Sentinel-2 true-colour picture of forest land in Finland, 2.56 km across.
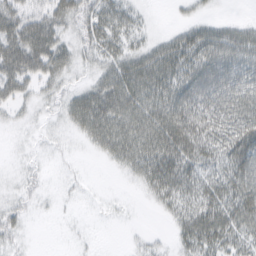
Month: March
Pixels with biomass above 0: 65%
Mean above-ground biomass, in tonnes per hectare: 25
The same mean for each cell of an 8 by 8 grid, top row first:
31 31 33 33 9 4 8 4
41 43 24 29 20 35 38 35
33 24 9 39 45 39 41 37
10 7 36 52 43 41 42 41
1 4 6 43 42 50 39 46
4 6 4 2 26 39 30 41
16 2 2 2 2 24 41 45
13 0 3 0 6 13 37 29
